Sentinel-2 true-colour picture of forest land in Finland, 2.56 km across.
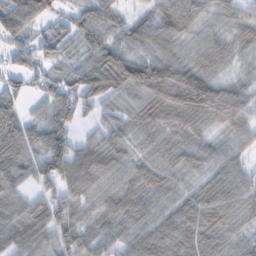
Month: February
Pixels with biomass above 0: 90%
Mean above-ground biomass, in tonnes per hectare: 64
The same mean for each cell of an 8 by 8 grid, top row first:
93 55 60 51 40 98 41 50
47 38 43 79 61 60 70 28
43 49 64 105 133 144 75 28
44 54 54 33 80 119 93 74
76 90 48 54 33 47 45 43
51 75 96 62 57 44 44 58
64 83 61 69 70 64 86 54
77 54 66 55 65 78 72 37
